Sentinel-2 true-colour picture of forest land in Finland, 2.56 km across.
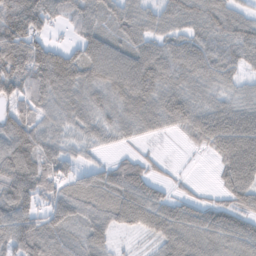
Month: November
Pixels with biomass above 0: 87%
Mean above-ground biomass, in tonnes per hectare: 77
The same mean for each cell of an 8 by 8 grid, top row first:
154 92 72 65 63 71 89 59
149 92 81 83 79 77 87 95
105 110 88 94 103 78 72 48
83 58 73 62 86 93 89 86
116 70 39 31 18 4 64 128
119 103 48 76 74 10 2 106
124 64 71 83 110 73 59 65
115 83 51 36 19 87 84 93
